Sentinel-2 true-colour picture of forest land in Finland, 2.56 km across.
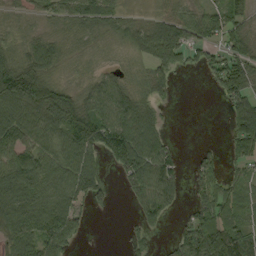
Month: September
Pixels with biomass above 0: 73%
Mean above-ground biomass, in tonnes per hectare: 55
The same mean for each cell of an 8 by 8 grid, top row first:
14 28 61 43 14 53 54 41
28 57 9 9 51 93 52 60
119 61 12 34 27 21 21 85
85 127 97 65 58 2 0 71
92 58 96 99 87 15 8 65
110 87 91 11 85 53 55 32
101 92 42 13 58 21 74 52
69 79 18 0 28 40 124 87
